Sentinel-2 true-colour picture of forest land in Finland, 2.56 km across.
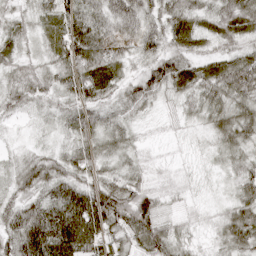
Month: April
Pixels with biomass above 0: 97%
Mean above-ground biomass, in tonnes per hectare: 48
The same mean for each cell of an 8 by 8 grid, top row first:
33 45 87 69 52 59 41 68
36 35 101 59 44 47 24 36
44 40 80 43 54 68 65 82
21 22 53 33 23 22 48 59
10 14 45 41 15 7 20 47
37 57 48 50 28 14 12 37
48 71 121 87 68 11 12 53
73 115 124 48 65 44 16 52
